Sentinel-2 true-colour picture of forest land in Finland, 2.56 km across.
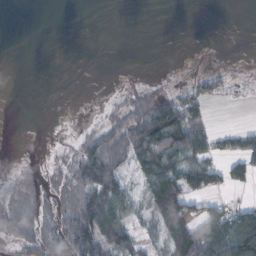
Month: October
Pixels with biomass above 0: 42%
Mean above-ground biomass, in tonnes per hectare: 31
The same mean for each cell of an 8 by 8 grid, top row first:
0 0 0 0 0 0 0 0
0 0 0 0 0 0 0 0
0 0 0 0 5 3 28 9
0 0 0 17 52 78 27 1
0 1 33 88 88 66 45 35
8 20 75 79 38 58 53 33
58 40 100 85 22 74 31 35
41 68 118 85 18 69 66 137
